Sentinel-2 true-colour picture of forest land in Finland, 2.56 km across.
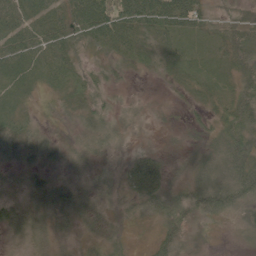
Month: June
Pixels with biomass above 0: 93%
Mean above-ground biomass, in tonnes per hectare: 32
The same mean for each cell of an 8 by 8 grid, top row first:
59 58 66 83 76 78 34 32
64 61 26 39 33 28 22 58
54 41 32 16 7 17 33 40
48 11 27 17 9 7 22 55
37 21 18 14 13 9 22 59
16 23 15 16 55 12 32 72
23 27 21 14 25 34 53 40
11 21 16 22 8 45 9 9
